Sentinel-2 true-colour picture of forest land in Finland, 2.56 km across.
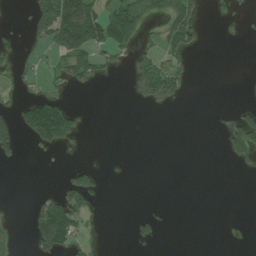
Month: July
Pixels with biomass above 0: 22%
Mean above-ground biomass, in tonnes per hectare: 29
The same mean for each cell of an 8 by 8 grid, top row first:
3 117 162 69 59 92 6 3
24 48 94 60 26 54 0 0
14 22 49 7 74 59 0 1
37 149 21 0 3 3 0 28
56 80 14 0 0 0 0 83
0 0 48 2 0 0 0 6
1 51 58 0 3 1 0 0
9 90 30 0 21 0 0 0
